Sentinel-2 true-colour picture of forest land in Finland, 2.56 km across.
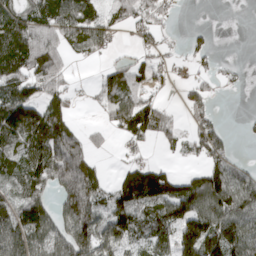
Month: April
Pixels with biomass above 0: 65%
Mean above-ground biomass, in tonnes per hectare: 90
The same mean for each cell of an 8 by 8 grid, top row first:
124 138 138 82 85 26 0 0
148 128 93 38 43 22 39 0
126 134 7 88 75 22 36 11
175 136 11 101 139 20 67 3
113 155 113 20 50 38 110 7
97 158 211 30 149 76 99 72
129 92 189 113 116 154 110 120
144 96 132 108 64 138 193 133
